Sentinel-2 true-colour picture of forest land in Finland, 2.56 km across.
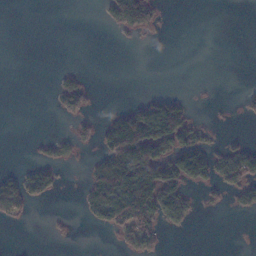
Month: November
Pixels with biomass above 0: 25%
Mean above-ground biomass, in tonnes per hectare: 34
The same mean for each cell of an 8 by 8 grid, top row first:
0 0 0 54 82 0 0 0
0 0 0 1 2 0 0 0
0 1 22 0 0 0 1 1
0 3 44 17 95 100 2 12
0 19 29 90 188 114 35 21
30 57 4 148 157 118 76 74
54 6 15 113 158 96 9 29
0 4 0 10 75 0 0 0
